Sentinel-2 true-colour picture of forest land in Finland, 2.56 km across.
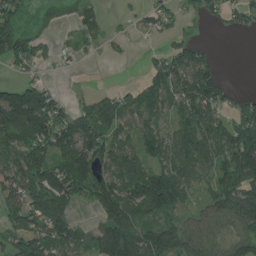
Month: July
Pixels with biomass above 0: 69%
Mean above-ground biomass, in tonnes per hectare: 86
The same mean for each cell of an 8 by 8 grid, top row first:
92 43 65 6 25 31 37 59
137 26 25 13 7 48 31 0
43 20 1 0 33 115 166 0
257 174 52 106 84 74 123 68
95 131 158 105 73 101 118 176
174 126 150 115 115 106 69 131
105 151 49 124 104 93 53 108
87 121 80 142 118 115 74 74
